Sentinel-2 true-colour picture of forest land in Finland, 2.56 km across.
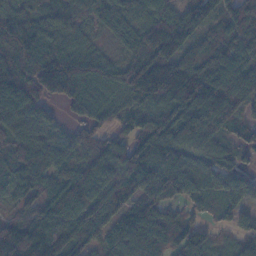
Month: November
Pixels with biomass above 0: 92%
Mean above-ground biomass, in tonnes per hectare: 109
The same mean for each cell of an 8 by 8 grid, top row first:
114 89 53 70 76 97 115 116
110 134 85 28 107 128 94 127
115 196 183 95 198 214 171 147
114 46 71 74 77 115 153 85
133 93 75 84 147 132 112 78
102 109 122 99 146 136 99 94
46 115 123 102 102 52 59 72
193 180 110 90 130 104 68 50
